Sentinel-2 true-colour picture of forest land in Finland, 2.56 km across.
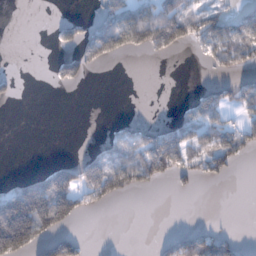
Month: January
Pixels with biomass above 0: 33%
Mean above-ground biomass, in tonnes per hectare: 56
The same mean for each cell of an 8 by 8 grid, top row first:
0 0 14 99 99 123 87 56
0 5 80 102 94 80 68 119
17 10 53 0 0 0 8 47
0 0 0 0 0 24 91 62
0 0 1 75 125 140 85 109
19 103 122 158 114 81 66 4
247 202 79 20 0 0 0 0
237 89 34 0 0 51 78 18
